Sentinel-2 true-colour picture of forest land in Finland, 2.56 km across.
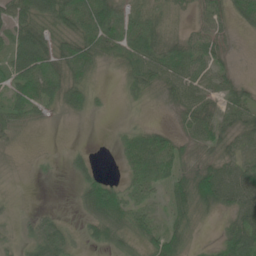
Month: June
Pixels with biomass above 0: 74%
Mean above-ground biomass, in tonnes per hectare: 32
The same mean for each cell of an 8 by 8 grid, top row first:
59 55 61 59 48 18 35 31
71 52 50 35 55 42 41 4
53 52 39 3 44 53 38 17
31 14 28 5 6 25 44 43
9 0 2 4 46 33 32 31
3 2 21 7 36 34 61 63
5 5 15 60 26 30 30 64
14 53 13 31 28 33 4 67
